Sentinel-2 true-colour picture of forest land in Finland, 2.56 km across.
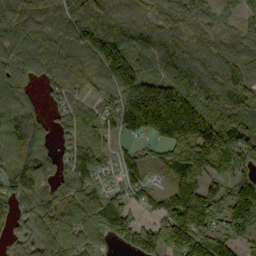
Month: September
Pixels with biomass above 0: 90%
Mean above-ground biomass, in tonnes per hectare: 108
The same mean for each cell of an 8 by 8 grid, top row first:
117 97 125 106 89 116 56 38
106 112 117 169 106 98 90 70
67 65 93 139 127 122 98 127
105 37 100 123 218 207 109 94
104 52 135 46 47 136 180 109
113 96 137 31 59 92 107 77
79 122 148 138 66 132 152 162
43 100 144 78 137 191 153 104
